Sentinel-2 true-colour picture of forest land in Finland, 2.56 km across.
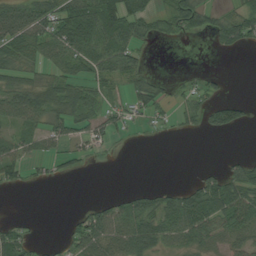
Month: August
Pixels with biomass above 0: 54%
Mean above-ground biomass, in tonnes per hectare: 34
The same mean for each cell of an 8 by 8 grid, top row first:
63 59 72 71 46 57 36 48
57 56 63 59 17 2 6 36
42 35 39 36 38 8 16 0
52 52 49 31 31 21 40 32
35 27 27 20 2 1 0 0
30 15 12 0 0 0 22 55
0 0 9 39 53 62 73 76
51 5 53 57 64 43 47 40
